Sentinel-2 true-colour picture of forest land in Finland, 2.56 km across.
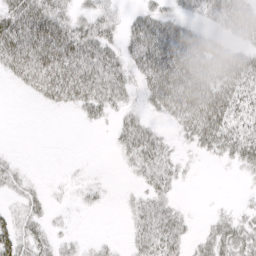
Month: April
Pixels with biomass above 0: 62%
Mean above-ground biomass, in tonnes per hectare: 27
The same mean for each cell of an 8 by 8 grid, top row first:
49 53 20 18 30 23 27 49
60 71 47 26 62 63 41 30
20 50 53 38 38 74 57 48
0 5 17 20 15 46 69 36
0 0 0 9 38 11 35 40
15 1 4 1 21 17 0 7
11 12 6 2 25 17 2 8
37 19 7 4 28 28 24 34
